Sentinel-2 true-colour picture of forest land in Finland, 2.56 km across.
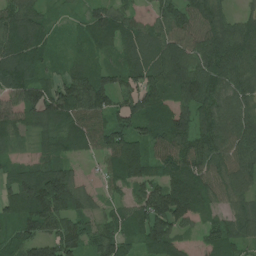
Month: July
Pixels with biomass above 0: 92%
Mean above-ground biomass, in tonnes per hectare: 90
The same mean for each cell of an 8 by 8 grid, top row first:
115 48 40 92 41 94 100 49
119 64 49 63 97 105 106 113
115 62 105 78 107 108 114 95
82 113 103 91 119 93 86 110
36 51 78 107 102 112 103 107
79 146 33 59 99 117 92 109
94 161 79 44 104 157 61 65
79 105 93 106 93 95 54 78
